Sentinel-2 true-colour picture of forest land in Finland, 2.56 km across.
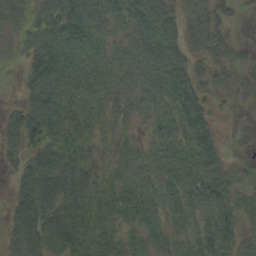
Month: September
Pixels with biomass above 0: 85%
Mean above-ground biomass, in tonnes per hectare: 58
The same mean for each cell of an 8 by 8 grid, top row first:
63 71 95 62 74 47 59 11
38 81 91 48 76 60 64 21
7 87 95 70 79 86 29 23
28 85 87 51 51 59 29 6
48 68 70 35 41 68 55 6
26 79 79 52 71 61 64 29
43 75 87 71 86 64 71 41
57 76 78 61 54 66 80 46
